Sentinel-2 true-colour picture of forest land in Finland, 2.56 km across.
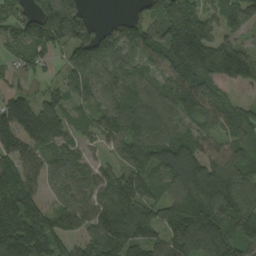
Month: August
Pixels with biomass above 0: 88%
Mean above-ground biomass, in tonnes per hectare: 124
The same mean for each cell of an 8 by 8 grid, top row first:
86 164 99 15 92 181 85 117
87 112 139 139 160 210 163 100
21 40 123 118 94 140 131 104
170 136 46 111 134 99 132 78
142 110 59 61 126 142 101 111
144 93 86 79 109 144 194 142
204 105 105 143 131 142 197 188
191 171 79 146 153 163 217 143
